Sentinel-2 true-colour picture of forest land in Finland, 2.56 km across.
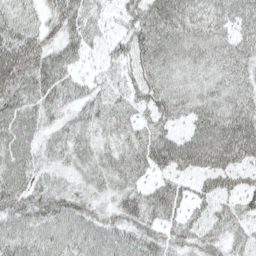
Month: April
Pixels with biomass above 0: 91%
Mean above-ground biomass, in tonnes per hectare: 54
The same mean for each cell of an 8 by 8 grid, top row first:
48 47 60 23 95 92 49 57
89 61 46 32 78 62 57 59
101 72 30 31 70 46 43 49
76 45 39 51 42 49 61 61
66 37 43 34 59 70 76 79
68 33 32 48 34 47 56 40
70 72 50 36 65 43 37 41
64 55 51 53 63 50 47 34
